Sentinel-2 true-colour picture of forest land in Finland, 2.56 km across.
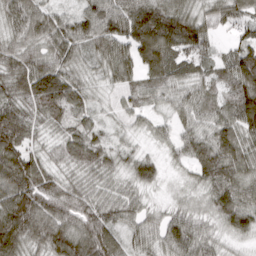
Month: March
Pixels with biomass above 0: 96%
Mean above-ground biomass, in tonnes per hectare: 83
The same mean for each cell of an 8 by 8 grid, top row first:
88 76 66 105 128 116 67 62
77 84 70 96 139 107 59 65
110 157 67 50 74 77 58 97
98 106 66 21 44 47 59 101
121 41 96 44 22 53 94 100
165 90 53 57 86 20 97 98
173 99 100 84 54 42 57 124
111 131 122 101 61 92 70 42
